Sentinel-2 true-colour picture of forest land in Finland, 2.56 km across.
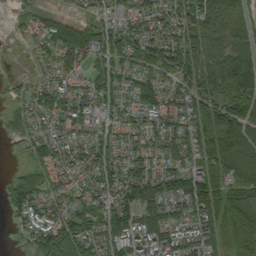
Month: September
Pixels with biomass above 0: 83%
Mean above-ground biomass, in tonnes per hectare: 74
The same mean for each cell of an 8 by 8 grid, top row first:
8 26 22 43 81 99 91 69
4 45 86 73 91 110 76 64
9 47 46 78 69 67 88 114
38 77 86 60 77 72 98 69
11 76 70 81 74 83 109 92
37 65 59 86 112 115 89 88
69 68 65 104 116 77 112 120
7 105 109 102 109 88 67 108
